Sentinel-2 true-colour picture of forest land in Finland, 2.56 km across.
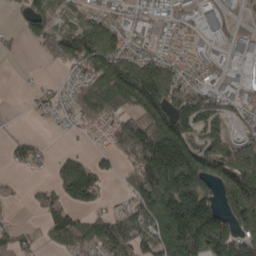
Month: April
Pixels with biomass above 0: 67%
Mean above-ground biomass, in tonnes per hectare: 101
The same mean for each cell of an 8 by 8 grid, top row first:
26 105 76 61 47 51 58 39
18 69 169 118 50 39 31 64
2 12 63 193 193 105 54 49
2 37 91 121 174 150 133 60
42 15 8 53 186 249 110 96
12 22 177 25 212 286 177 228
6 73 77 41 176 247 167 218
76 38 119 143 126 243 232 153
